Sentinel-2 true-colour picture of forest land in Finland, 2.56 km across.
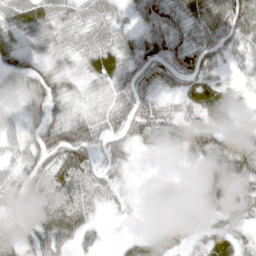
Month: April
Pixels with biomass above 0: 83%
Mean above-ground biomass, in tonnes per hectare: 39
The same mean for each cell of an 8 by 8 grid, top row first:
42 34 24 25 48 42 60 75
41 25 24 35 58 52 58 31
51 49 20 41 59 51 44 12
21 44 18 40 64 27 55 17
36 66 82 57 34 42 67 60
33 57 54 31 3 7 46 61
32 54 38 10 5 10 31 37
39 49 24 3 26 36 33 24
